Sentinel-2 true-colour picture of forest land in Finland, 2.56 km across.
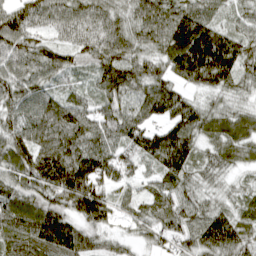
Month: April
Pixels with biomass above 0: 96%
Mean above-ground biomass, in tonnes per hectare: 96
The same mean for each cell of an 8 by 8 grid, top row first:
105 104 102 84 103 114 80 56
99 77 90 110 80 143 185 103
102 77 30 111 103 84 112 84
94 115 100 98 100 120 78 60
114 114 116 106 111 144 58 81
91 145 166 100 62 102 55 28
115 105 144 86 68 93 72 51
99 138 101 48 42 78 107 92
